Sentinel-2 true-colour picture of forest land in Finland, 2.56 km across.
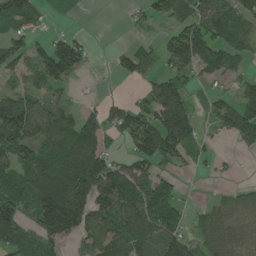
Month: June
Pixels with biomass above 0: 67%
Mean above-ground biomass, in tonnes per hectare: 80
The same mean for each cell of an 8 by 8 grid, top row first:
84 13 0 0 34 49 96 99
75 97 79 15 41 107 109 65
46 101 19 10 43 71 35 45
160 100 61 72 78 122 37 115
130 112 186 30 115 113 19 36
94 160 177 132 77 43 11 7
117 194 146 128 122 99 40 56
92 91 57 96 110 121 85 64
